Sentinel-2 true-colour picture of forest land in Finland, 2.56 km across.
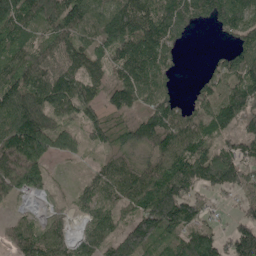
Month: May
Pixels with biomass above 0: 87%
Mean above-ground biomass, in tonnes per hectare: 103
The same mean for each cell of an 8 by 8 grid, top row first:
124 106 141 142 139 137 85 152
103 80 88 142 151 58 5 96
125 119 104 75 128 33 61 148
159 128 90 63 76 101 120 151
191 129 69 62 88 118 106 86
161 57 19 101 94 155 127 128
25 29 47 75 142 198 54 54
88 88 62 107 161 99 104 125
